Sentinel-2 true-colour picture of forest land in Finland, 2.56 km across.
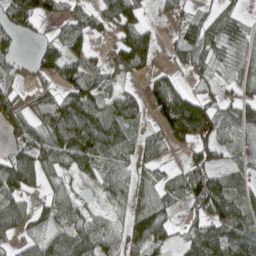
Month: April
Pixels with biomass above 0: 73%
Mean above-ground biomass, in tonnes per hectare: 73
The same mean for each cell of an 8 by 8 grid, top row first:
118 70 81 103 52 33 50 45
41 52 68 48 136 47 98 64
30 41 115 49 33 44 43 67
66 107 137 88 43 186 103 97
60 102 137 106 53 67 81 51
102 59 46 70 43 43 107 63
68 59 53 37 78 31 106 69
45 51 85 57 108 41 112 131
